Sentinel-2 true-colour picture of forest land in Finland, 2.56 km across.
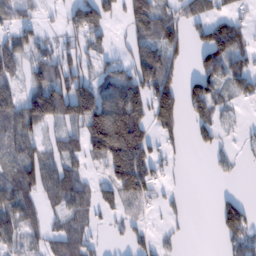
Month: February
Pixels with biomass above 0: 60%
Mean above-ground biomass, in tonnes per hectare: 66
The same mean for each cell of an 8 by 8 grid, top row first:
45 12 90 44 125 54 60 37
69 43 53 26 81 55 105 83
40 103 89 77 112 51 101 72
93 154 150 171 100 100 79 15
76 46 62 209 117 26 29 15
88 74 51 105 130 14 6 8
95 35 65 43 27 15 0 66
61 54 71 11 31 17 0 74
